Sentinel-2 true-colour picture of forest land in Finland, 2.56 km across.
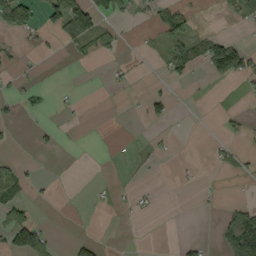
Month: September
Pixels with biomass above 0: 19%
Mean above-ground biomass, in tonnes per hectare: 16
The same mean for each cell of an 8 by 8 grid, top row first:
94 40 94 27 8 46 1 27
8 6 31 19 4 44 59 51
9 0 1 8 3 23 14 21
13 8 4 0 3 3 0 8
4 7 0 1 2 3 4 7
29 2 0 1 0 3 3 8
66 2 1 6 7 0 2 21
69 34 21 0 1 4 6 66
